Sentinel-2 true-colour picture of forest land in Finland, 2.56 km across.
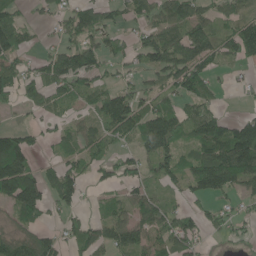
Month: June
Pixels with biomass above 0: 67%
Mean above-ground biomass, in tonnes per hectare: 70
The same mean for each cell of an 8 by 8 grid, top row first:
66 27 82 41 53 84 55 61
76 25 104 45 87 106 109 91
79 88 92 37 34 88 83 13
17 41 32 137 79 81 82 10
127 24 58 51 59 73 135 178
203 54 72 48 59 72 136 131
100 69 34 49 84 44 39 23
74 73 69 78 72 78 21 14
